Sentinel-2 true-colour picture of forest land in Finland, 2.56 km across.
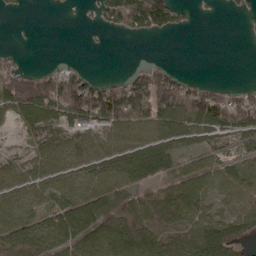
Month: April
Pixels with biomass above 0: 64%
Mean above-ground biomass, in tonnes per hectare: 57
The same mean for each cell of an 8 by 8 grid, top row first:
9 1 2 79 173 56 1 11
11 0 1 1 0 0 0 0
130 96 73 27 93 77 12 1
75 83 121 141 99 113 121 121
7 71 58 56 54 51 33 30
51 68 66 68 61 51 58 65
78 58 84 58 60 83 51 67
72 63 71 89 66 53 87 49
